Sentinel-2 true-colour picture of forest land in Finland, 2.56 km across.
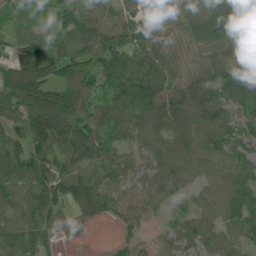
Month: June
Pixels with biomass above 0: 93%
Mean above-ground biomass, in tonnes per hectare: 77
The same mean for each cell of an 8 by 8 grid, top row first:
54 29 83 78 68 61 107 95
59 64 82 97 88 62 82 91
110 96 97 89 116 72 71 110
83 166 109 97 102 90 86 76
68 105 120 73 68 71 80 74
98 108 86 71 58 72 47 60
87 96 60 54 57 21 61 88
84 45 3 14 46 55 70 70
